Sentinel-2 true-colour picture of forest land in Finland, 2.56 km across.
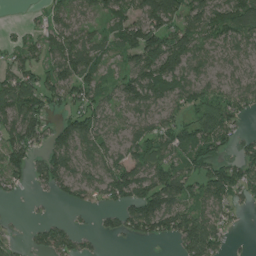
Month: June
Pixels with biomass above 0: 73%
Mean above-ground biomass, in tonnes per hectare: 73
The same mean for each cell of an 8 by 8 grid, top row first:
0 44 62 77 92 124 120 120
38 66 96 46 159 121 73 73
86 65 104 36 117 94 62 56
107 63 69 52 77 56 107 57
93 56 108 60 87 95 102 52
69 75 75 118 99 111 102 93
1 4 29 43 123 100 71 28
18 74 37 16 42 64 127 4
